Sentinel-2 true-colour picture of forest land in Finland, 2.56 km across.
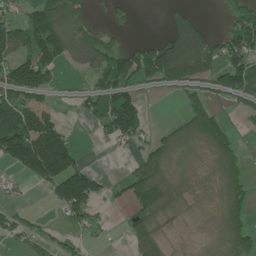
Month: June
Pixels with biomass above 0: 56%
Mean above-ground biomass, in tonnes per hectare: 66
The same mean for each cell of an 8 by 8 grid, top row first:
35 165 57 14 0 55 4 84
88 136 67 57 69 132 77 103
128 58 13 124 63 86 56 122
138 55 32 137 59 9 82 19
216 173 19 36 47 63 70 24
31 148 155 11 104 28 21 65
22 15 112 14 96 37 19 75
34 30 24 7 112 14 13 88
